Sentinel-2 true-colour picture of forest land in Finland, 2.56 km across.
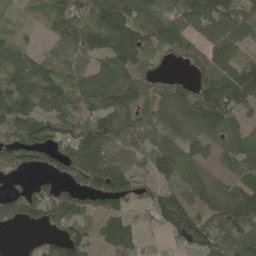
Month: May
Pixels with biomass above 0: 82%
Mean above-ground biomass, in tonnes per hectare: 94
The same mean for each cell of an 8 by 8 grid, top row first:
12 47 85 157 100 77 119 88
69 40 100 126 99 82 80 61
100 116 87 106 64 33 88 138
125 89 81 133 69 114 153 73
138 140 180 133 65 75 78 66
46 74 165 195 59 75 56 59
106 129 102 92 57 153 93 155
4 74 119 126 32 63 130 86
